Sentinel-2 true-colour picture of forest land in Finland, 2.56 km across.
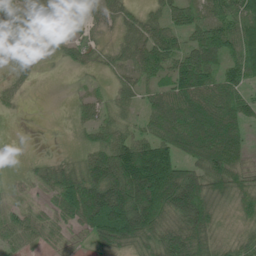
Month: July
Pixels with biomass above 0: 82%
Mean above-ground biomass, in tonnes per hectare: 59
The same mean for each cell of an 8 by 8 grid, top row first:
31 48 49 31 36 44 48 78
17 36 27 22 66 51 90 89
17 1 5 22 37 66 67 53
6 0 27 40 37 93 84 59
2 4 22 80 74 88 85 58
16 59 83 101 167 132 96 73
33 36 137 159 150 125 101 47
42 42 23 104 87 80 80 44
